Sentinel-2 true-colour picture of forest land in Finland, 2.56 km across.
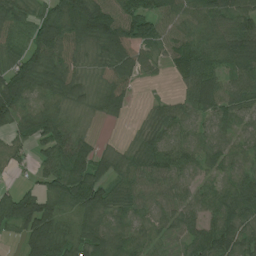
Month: July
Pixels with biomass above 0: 87%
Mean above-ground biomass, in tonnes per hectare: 77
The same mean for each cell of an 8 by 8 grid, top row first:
69 95 150 106 102 80 79 95
70 108 66 94 70 60 69 106
138 97 65 72 23 25 80 79
126 105 46 45 12 63 67 63
58 76 65 12 55 79 62 44
19 72 109 64 82 76 48 63
124 97 101 90 57 63 68 101
33 138 93 109 71 50 97 102
